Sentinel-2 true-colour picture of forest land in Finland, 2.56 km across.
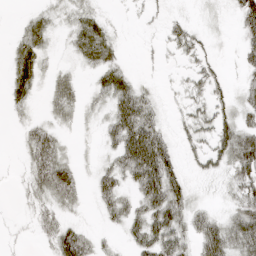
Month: April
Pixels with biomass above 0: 63%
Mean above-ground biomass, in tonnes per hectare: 27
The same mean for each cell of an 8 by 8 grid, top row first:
3 18 24 5 7 9 4 43
24 17 30 24 2 22 15 19
34 14 11 37 7 5 32 13
11 14 15 39 52 8 30 26
5 51 3 31 93 22 27 66
4 59 19 40 76 40 14 44
3 25 10 36 46 53 16 42
3 22 58 8 50 55 58 55
